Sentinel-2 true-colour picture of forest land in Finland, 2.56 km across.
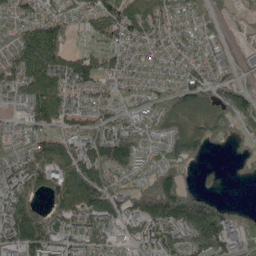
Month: May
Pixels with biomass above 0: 85%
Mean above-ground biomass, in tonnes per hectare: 104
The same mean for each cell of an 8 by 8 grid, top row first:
79 93 74 134 145 94 65 26
113 183 42 96 84 85 60 16
144 152 122 86 70 86 93 47
39 143 83 79 85 134 107 128
49 131 115 177 91 126 85 42
133 140 177 126 61 109 21 18
168 93 155 126 134 212 150 36
151 153 126 74 94 124 171 76
